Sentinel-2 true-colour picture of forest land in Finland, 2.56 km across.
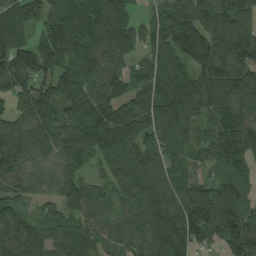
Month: August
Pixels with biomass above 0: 93%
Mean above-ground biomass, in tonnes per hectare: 133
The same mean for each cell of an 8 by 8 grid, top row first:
143 131 152 158 49 159 137 145
151 194 163 139 74 148 159 156
144 127 135 128 108 137 152 150
92 131 138 153 141 126 114 127
147 121 150 184 111 92 116 204
117 103 81 110 164 116 75 106
91 66 135 78 185 187 238 166
114 90 127 87 123 181 109 207
